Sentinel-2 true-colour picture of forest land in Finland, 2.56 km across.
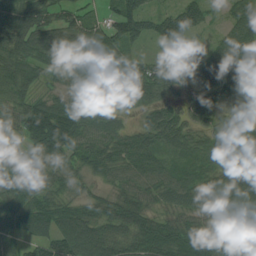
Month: August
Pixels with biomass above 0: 79%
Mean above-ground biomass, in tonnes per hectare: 63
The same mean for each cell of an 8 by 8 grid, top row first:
92 80 61 66 92 102 48 62
98 120 110 91 25 72 36 111
81 34 75 109 114 76 93 103
66 119 104 82 56 57 58 10
20 111 79 73 82 61 38 37
55 49 36 50 72 60 54 62
2 1 1 18 62 61 61 81
0 0 0 0 4 83 78 108
